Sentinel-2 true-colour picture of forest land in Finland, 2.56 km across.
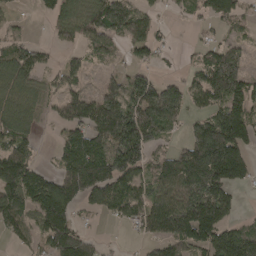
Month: April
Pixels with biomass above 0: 68%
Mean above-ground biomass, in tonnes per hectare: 93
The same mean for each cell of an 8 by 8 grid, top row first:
17 43 85 120 57 15 72 70
59 31 48 47 72 13 48 55
89 38 43 48 87 47 134 123
89 36 108 189 142 75 90 141
99 7 126 150 124 35 253 147
153 69 180 156 83 150 184 102
131 177 63 84 109 140 190 29
45 102 101 4 44 131 131 146
